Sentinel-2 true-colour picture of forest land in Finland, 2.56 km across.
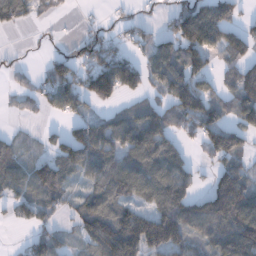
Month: December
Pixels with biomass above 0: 67%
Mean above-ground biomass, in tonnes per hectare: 79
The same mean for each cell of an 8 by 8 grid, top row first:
75 13 5 13 18 92 171 51
4 4 43 65 41 110 122 92
13 72 86 154 67 110 62 96
13 33 52 46 80 76 104 90
38 33 137 108 153 61 81 83
83 114 67 112 119 117 27 97
45 57 60 92 67 148 124 177
6 73 40 150 146 112 90 169
